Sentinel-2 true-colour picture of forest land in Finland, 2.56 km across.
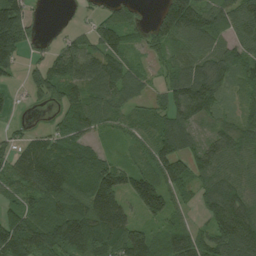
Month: August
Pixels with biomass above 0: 83%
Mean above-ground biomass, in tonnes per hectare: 84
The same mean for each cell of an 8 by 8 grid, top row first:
141 3 14 67 30 168 102 99
110 26 76 85 43 82 89 76
18 96 113 120 39 100 124 61
9 15 103 71 44 91 76 56
48 82 88 19 58 105 68 85
87 143 114 124 97 80 82 85
57 97 113 146 84 45 81 107
139 123 147 127 96 71 71 146
